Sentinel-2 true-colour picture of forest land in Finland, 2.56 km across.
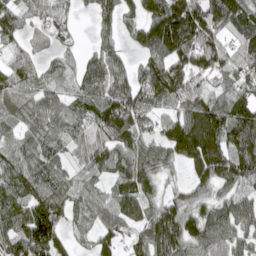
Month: April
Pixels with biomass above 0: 85%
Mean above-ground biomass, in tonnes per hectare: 91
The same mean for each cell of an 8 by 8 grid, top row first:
69 56 22 69 100 179 153 149
45 39 28 61 97 162 130 95
74 51 65 94 111 125 51 74
63 80 59 134 99 75 126 122
67 87 50 96 64 127 156 140
83 101 39 69 108 24 106 130
77 123 53 86 95 96 85 102
98 149 24 68 93 134 126 90
